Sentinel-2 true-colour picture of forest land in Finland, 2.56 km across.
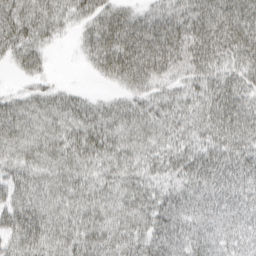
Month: March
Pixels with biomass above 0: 92%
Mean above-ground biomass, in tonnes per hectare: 52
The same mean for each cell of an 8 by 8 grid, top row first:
65 47 41 68 50 64 77 76
62 27 25 95 99 78 79 70
15 19 1 38 60 42 50 48
48 41 52 42 44 43 53 65
43 42 55 52 40 41 50 56
41 36 38 42 42 48 71 70
57 44 42 39 52 66 58 60
56 56 60 52 62 69 63 47
